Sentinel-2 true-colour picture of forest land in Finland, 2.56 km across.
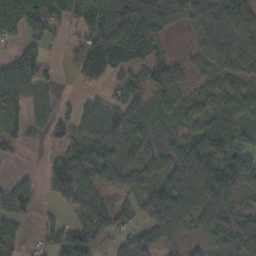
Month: October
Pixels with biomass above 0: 77%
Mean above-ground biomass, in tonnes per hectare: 60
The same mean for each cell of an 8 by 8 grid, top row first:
139 80 51 108 142 55 71 90
36 20 52 112 77 3 62 73
135 25 23 34 48 57 34 41
86 35 45 75 36 51 43 60
40 19 64 73 44 50 79 82
21 36 76 46 52 87 96 98
64 5 61 52 68 87 69 56
49 17 65 34 84 35 41 86
